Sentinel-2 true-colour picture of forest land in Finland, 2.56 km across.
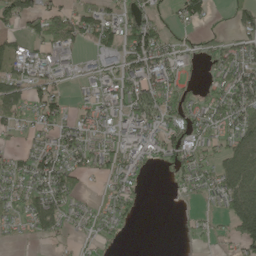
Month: May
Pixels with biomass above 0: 61%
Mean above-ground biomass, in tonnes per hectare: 50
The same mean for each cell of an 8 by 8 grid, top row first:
79 94 62 42 53 34 36 48
38 56 37 66 130 39 33 47
60 51 11 40 97 38 20 80
58 66 32 36 82 55 50 83
12 39 71 52 59 81 48 82
47 98 57 48 18 28 48 124
35 104 27 41 7 4 16 129
8 24 15 18 0 1 16 74
